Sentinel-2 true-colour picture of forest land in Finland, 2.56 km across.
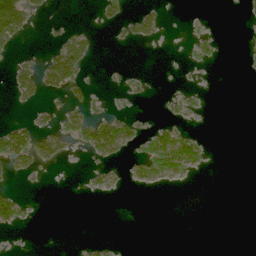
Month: June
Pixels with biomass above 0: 18%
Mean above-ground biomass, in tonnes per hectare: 17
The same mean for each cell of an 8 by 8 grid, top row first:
124 11 0 26 39 0 1 2
20 17 69 3 4 0 12 0
50 63 36 3 6 1 0 0
3 16 34 17 2 10 2 0
83 50 27 90 28 88 8 0
21 3 1 16 37 33 2 0
51 0 0 0 0 0 0 0
0 0 2 3 0 0 0 0
